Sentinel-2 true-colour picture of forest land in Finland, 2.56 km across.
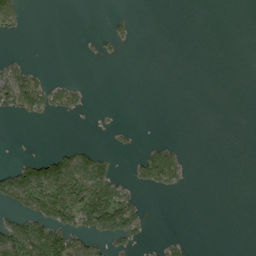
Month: August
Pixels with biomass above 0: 21%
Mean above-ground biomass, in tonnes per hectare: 22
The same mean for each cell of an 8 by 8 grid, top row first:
38 0 0 12 0 0 0 0
0 0 2 8 0 0 0 0
59 23 6 0 0 0 0 0
39 31 16 1 0 0 0 0
0 1 19 8 10 14 0 0
101 119 98 44 42 46 0 0
47 83 88 105 24 0 0 0
99 129 49 40 17 14 0 0
